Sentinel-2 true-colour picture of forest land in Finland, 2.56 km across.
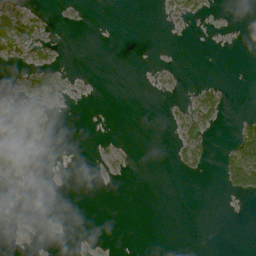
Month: July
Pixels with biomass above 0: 17%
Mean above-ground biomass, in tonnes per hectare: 10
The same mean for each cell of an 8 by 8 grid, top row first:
57 10 4 0 0 16 8 0
50 19 0 0 0 0 0 0
13 35 2 0 0 3 6 0
21 21 0 0 0 11 52 2
51 5 0 5 0 20 24 57
28 0 0 7 0 3 4 92
0 0 0 0 0 0 0 0
1 0 1 0 0 0 0 0
